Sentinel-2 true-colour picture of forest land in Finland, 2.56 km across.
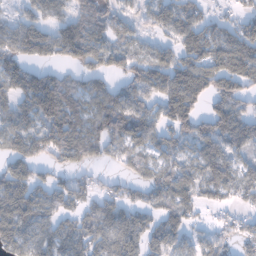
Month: January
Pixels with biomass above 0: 77%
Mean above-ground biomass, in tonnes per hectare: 72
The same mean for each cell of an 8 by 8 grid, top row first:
40 63 69 54 46 68 36 44
105 93 105 59 35 60 80 94
93 79 51 51 83 115 99 102
79 124 82 122 67 112 68 70
76 99 102 79 63 59 84 72
88 43 42 25 52 69 77 64
127 59 55 66 58 80 38 36
80 67 64 80 80 64 48 51
